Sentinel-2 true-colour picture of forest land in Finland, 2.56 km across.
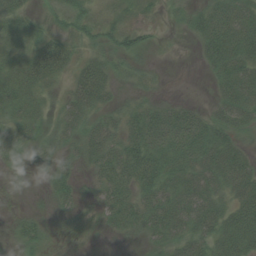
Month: August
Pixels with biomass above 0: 78%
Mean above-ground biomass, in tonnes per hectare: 37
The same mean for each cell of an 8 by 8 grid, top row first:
39 18 34 18 14 12 49 52
43 64 26 34 24 2 44 66
57 45 50 32 19 0 12 67
50 28 46 29 43 43 25 55
41 28 33 41 66 65 59 28
9 30 21 55 59 55 53 57
5 11 20 42 50 61 56 55
18 15 7 6 19 42 49 67
